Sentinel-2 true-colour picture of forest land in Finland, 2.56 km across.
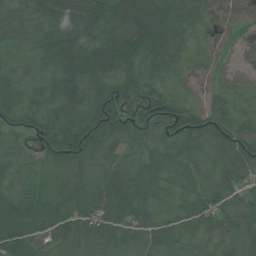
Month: July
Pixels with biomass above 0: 97%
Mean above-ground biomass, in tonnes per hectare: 54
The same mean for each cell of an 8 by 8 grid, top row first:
57 63 78 54 80 61 35 45
31 54 72 75 74 62 33 30
39 40 64 63 54 27 36 29
56 54 50 93 68 65 53 28
28 66 84 49 44 46 47 72
41 39 52 60 62 36 34 58
74 75 67 73 54 37 64 35
78 48 59 55 53 46 40 46
